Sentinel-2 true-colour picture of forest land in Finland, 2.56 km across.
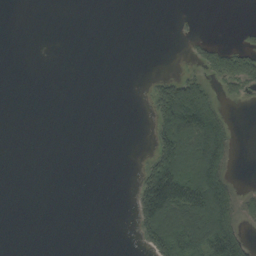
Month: September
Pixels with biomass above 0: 23%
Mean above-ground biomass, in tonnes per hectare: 31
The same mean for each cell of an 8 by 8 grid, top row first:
0 0 0 0 0 2 0 0
0 0 0 0 0 0 28 34
0 0 0 0 2 62 38 63
0 0 0 0 2 178 127 0
0 0 0 0 1 127 146 5
0 0 0 0 59 144 140 4
0 0 0 0 95 113 145 60
0 0 0 0 42 132 108 109
